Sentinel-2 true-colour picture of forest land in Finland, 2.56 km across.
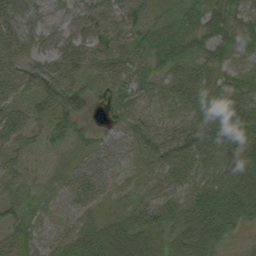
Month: August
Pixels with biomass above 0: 92%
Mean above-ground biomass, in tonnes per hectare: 41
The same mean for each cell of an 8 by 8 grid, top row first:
52 18 32 48 39 33 51 40
61 37 50 44 37 50 42 37
54 58 36 35 29 40 37 31
37 39 46 41 29 29 49 60
36 21 24 33 45 66 61 60
20 12 50 27 20 49 42 65
27 21 28 12 49 64 69 55
37 29 52 74 59 38 62 15
